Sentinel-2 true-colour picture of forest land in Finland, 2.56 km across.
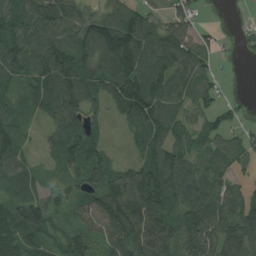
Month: August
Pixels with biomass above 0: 83%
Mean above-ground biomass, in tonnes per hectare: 90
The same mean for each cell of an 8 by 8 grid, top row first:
107 144 110 119 104 69 13 8
118 134 118 177 125 119 60 26
54 122 128 136 161 117 71 6
47 69 117 29 146 103 69 23
87 44 113 18 77 86 59 67
98 32 74 91 127 118 71 41
97 74 58 123 157 88 117 106
110 68 83 87 124 110 114 116
